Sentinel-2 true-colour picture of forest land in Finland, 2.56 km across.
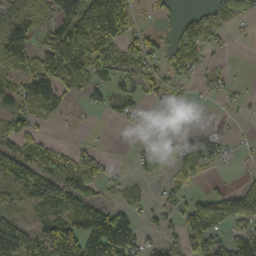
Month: October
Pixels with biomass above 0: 59%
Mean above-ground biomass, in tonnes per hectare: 71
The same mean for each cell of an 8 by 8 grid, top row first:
87 61 178 233 19 25 45 44
132 119 226 111 74 69 43 2
64 123 86 77 69 38 22 6
64 53 10 31 44 33 1 9
61 31 18 1 45 94 77 8
116 80 131 29 36 60 19 14
43 85 105 63 22 48 136 136
148 122 114 184 40 38 121 113
